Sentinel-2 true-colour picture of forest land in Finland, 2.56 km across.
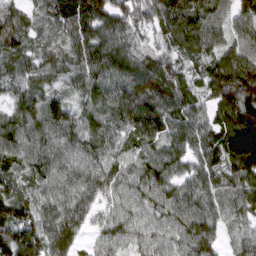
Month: March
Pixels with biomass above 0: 96%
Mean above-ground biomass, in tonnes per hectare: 110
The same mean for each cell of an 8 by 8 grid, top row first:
74 90 151 136 97 157 126 97
104 60 141 147 85 99 116 105
87 66 89 128 137 122 126 195
88 128 73 106 156 129 96 242
106 96 100 86 109 89 116 250
66 89 94 96 109 94 105 154
108 88 93 67 86 106 101 105
157 122 57 83 77 94 95 63
